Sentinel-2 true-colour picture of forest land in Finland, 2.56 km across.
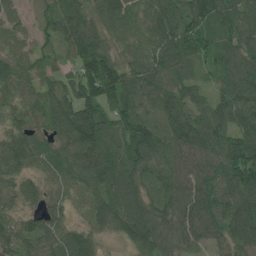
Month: July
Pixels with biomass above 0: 95%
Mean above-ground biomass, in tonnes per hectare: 92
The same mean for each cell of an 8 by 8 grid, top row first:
25 53 93 95 62 98 106 105
41 45 108 78 67 113 81 92
67 65 121 140 103 97 43 102
60 95 141 113 86 124 99 101
94 66 133 107 164 134 124 109
80 45 105 115 103 110 106 125
61 70 32 119 102 96 110 98
100 100 90 24 105 77 74 96
